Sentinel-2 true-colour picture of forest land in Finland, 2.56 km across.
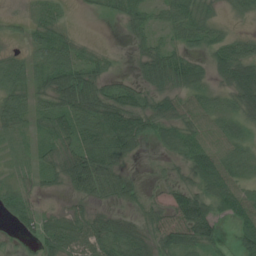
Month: July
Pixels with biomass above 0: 82%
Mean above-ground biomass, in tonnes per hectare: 49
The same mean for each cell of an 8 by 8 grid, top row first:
26 31 3 17 38 53 37 22
27 67 28 9 32 37 38 49
69 62 89 24 38 70 35 87
60 62 84 87 73 50 47 55
36 44 68 89 26 52 46 39
31 38 97 77 14 28 79 34
55 30 31 31 35 69 61 61
14 75 65 73 64 69 60 50
